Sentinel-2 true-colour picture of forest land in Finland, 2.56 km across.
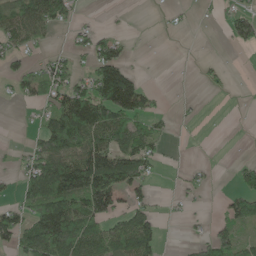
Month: May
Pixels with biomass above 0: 44%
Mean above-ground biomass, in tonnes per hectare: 59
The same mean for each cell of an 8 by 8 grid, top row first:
88 105 12 1 2 7 6 52
46 17 32 70 1 0 1 26
46 63 55 184 28 1 13 1
1 58 172 145 76 9 1 0
10 105 131 125 82 3 1 0
29 155 169 166 65 5 16 46
59 160 144 90 55 4 5 77
64 175 148 107 108 1 56 65
